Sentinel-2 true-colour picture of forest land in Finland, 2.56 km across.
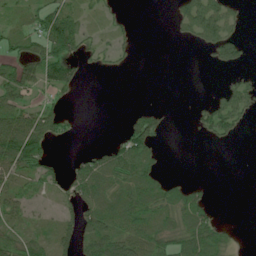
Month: July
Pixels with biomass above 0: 48%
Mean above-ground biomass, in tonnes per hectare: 32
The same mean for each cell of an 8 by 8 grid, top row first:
20 55 33 14 0 27 70 17
26 61 36 20 0 0 33 42
67 63 23 0 0 0 0 18
56 38 3 0 23 0 30 47
97 40 2 19 58 0 6 6
42 36 54 73 56 5 0 0
39 6 49 64 80 59 34 0
44 28 56 85 58 60 77 5
